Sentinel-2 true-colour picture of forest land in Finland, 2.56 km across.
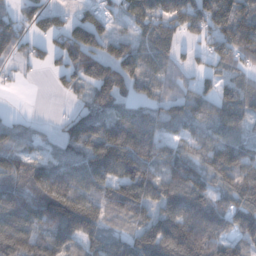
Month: December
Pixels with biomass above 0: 81%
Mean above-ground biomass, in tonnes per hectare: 96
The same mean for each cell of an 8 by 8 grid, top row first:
63 72 53 49 111 109 122 145
67 47 137 82 84 65 53 108
13 11 92 157 85 49 52 73
7 1 63 113 72 78 89 111
72 34 106 181 131 67 79 94
107 142 149 119 119 126 89 120
111 123 156 81 93 132 127 107
143 139 125 77 138 186 150 87
